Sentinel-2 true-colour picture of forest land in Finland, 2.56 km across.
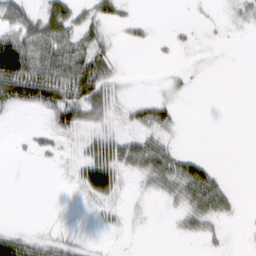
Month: March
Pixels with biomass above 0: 43%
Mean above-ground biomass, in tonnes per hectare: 24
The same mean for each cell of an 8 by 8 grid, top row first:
38 55 28 25 2 0 3 18
119 74 52 20 5 6 4 0
124 87 97 33 0 8 3 0
16 34 54 29 32 18 0 0
2 11 20 49 46 13 0 0
0 0 29 59 35 55 38 0
0 0 5 18 2 16 49 7
37 20 8 2 0 4 12 0
